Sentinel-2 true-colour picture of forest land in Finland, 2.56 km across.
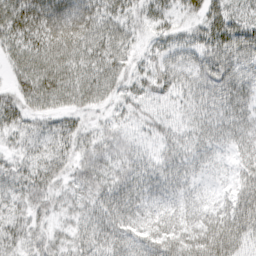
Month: March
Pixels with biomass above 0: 92%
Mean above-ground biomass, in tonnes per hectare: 44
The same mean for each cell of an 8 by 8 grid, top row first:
64 76 86 49 31 27 48 39
44 61 61 55 22 37 57 64
34 59 52 48 35 44 57 51
49 36 34 23 27 24 43 47
25 40 36 34 20 35 40 38
43 44 35 40 46 40 23 43
34 32 38 52 37 39 42 82
42 33 40 48 51 56 74 66
